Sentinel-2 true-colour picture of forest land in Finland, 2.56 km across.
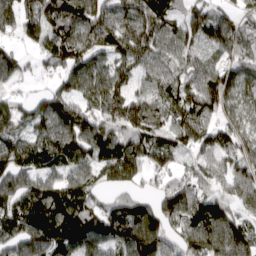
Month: April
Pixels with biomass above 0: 89%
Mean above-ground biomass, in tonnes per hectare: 125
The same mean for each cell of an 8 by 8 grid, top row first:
108 136 175 153 160 78 127 80
55 122 154 125 140 110 96 90
64 38 144 134 91 121 137 107
98 154 126 131 139 123 112 90
125 154 138 160 112 93 119 112
182 116 120 85 65 79 77 121
151 190 147 115 122 164 117 98
178 191 156 130 191 112 183 161
